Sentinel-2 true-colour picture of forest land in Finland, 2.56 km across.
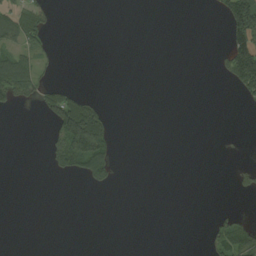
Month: August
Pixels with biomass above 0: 15%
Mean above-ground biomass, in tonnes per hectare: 22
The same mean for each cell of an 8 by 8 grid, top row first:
58 28 0 0 0 0 3 132
58 22 0 0 0 0 0 129
128 20 0 0 0 0 0 130
9 66 165 15 0 0 0 2
0 24 151 58 0 0 0 2
0 7 50 31 0 0 0 17
0 0 0 0 0 0 1 4
0 0 0 0 0 0 25 75
